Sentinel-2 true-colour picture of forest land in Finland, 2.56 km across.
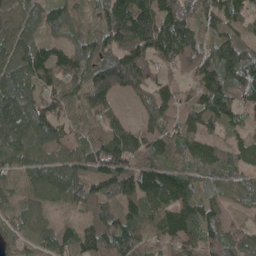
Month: May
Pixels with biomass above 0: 90%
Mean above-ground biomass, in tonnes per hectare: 93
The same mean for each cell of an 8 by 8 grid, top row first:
82 72 34 129 147 117 80 102
100 75 73 102 138 129 87 115
114 111 97 135 105 68 115 125
138 93 50 74 49 100 120 83
112 81 77 142 102 98 80 77
62 110 92 135 105 85 60 73
50 44 60 70 108 114 72 35
62 71 103 136 93 106 87 81
